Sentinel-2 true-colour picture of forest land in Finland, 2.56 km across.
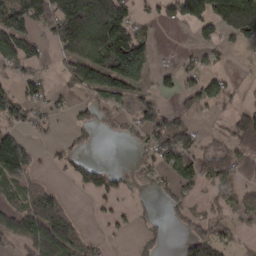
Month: March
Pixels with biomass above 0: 52%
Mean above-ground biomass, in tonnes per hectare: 64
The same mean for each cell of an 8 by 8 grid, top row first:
116 104 222 166 31 79 125 228
108 30 153 166 85 5 43 26
34 19 96 140 67 39 60 6
65 37 26 53 74 48 28 46
99 16 29 2 52 97 26 83
75 9 56 48 24 69 67 68
63 101 3 22 10 37 27 38
75 153 50 9 35 14 92 18
